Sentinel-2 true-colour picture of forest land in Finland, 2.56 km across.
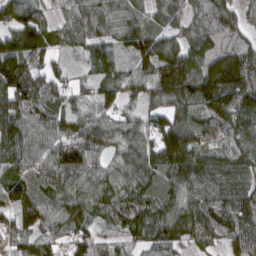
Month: March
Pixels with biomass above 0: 93%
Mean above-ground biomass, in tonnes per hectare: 100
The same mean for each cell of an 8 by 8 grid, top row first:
108 58 93 77 71 65 94 81
138 99 58 74 121 102 82 79
173 100 43 75 74 178 171 147
137 97 78 74 77 105 109 126
127 97 152 80 99 167 76 77
120 110 126 92 95 119 116 97
109 89 106 108 107 104 110 112
83 73 83 61 71 99 71 123
